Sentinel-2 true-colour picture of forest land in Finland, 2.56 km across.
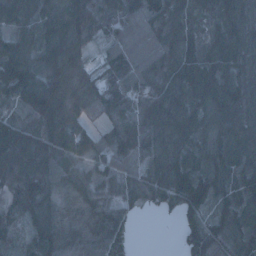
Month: January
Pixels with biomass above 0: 93%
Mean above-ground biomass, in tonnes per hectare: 67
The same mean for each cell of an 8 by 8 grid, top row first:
85 71 75 37 72 64 35 88
92 77 71 48 85 85 52 101
127 86 87 45 85 73 95 98
25 86 86 53 71 107 67 98
99 69 101 57 47 82 60 66
91 79 45 60 59 91 71 62
36 50 30 48 34 45 48 57
28 64 46 68 0 14 69 59
